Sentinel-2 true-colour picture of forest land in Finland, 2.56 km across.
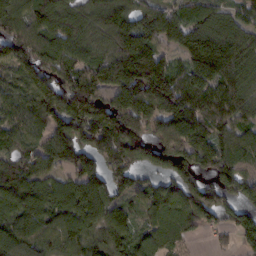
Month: February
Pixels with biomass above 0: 88%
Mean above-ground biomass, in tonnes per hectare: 121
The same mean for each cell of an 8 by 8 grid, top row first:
127 120 79 129 119 100 111 78
129 129 102 103 183 90 211 149
62 131 137 154 212 135 173 110
64 136 180 199 191 187 132 97
64 101 152 172 136 141 137 101
120 79 135 110 67 119 71 100
128 124 181 128 91 123 137 112
124 91 112 109 68 75 24 72
